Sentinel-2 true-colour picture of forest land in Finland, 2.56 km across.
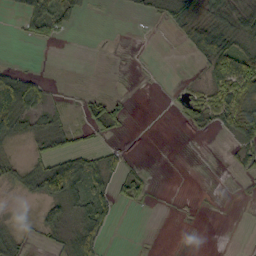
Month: October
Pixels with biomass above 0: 40%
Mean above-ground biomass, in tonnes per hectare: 22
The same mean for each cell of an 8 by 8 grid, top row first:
14 66 24 0 10 60 54 62
0 3 0 1 0 5 83 35
50 10 1 2 1 1 36 82
79 31 13 29 0 12 50 65
16 33 14 12 0 0 1 30
27 93 79 30 18 0 0 8
1 30 35 30 5 1 1 1
26 14 50 3 1 0 0 0
